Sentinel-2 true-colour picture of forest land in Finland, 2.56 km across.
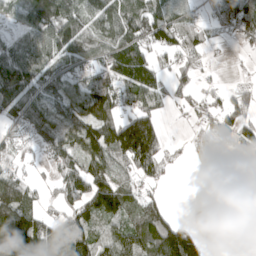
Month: April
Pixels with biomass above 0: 75%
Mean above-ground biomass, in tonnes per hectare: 84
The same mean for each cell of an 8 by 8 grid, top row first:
58 149 104 98 93 55 41 114
80 103 124 94 71 66 35 18
169 118 87 97 93 54 11 10
100 98 105 88 90 21 47 76
44 83 116 144 197 8 58 68
70 22 98 91 61 5 42 55
161 29 80 122 91 9 183 134
149 92 107 74 124 176 88 41
